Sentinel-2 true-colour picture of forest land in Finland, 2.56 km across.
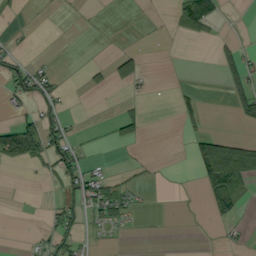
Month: September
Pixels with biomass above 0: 21%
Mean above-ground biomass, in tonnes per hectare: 17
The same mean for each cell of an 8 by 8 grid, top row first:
5 0 1 0 0 33 57 0
8 0 0 1 5 0 1 16
47 30 3 32 16 0 0 34
18 27 0 1 10 17 7 27
84 53 14 12 8 0 58 47
0 16 53 14 6 0 66 88
1 8 38 47 4 0 25 25
0 18 23 4 0 0 0 6
